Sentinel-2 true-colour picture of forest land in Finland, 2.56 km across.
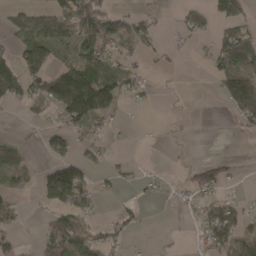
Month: March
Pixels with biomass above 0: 42%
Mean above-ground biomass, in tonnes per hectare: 34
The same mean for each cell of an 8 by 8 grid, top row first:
25 50 80 43 25 11 45 55
34 56 60 38 30 5 15 94
91 79 95 53 19 1 8 73
3 27 110 45 3 1 0 47
27 47 31 8 1 4 0 0
49 72 86 16 9 3 60 7
18 38 53 5 11 7 34 26
18 54 65 28 1 1 40 45
